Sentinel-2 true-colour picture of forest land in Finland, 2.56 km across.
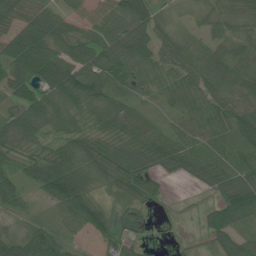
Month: June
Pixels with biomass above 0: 87%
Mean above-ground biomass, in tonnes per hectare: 58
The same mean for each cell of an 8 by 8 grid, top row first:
73 71 31 54 84 19 42 53
86 90 66 86 90 55 52 50
79 88 94 70 47 47 68 70
67 89 51 61 34 40 59 66
69 38 57 56 55 72 65 58
45 92 77 69 59 32 69 80
33 29 96 30 23 2 29 113
63 78 23 43 13 2 24 60
